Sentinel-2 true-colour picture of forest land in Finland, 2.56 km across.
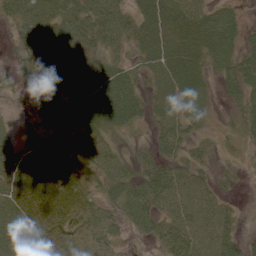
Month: June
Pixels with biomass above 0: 89%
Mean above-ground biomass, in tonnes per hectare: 55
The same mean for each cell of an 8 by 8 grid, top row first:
59 74 77 77 60 85 68 32
27 68 61 48 61 84 80 51
31 37 72 75 32 67 37 71
16 43 78 90 43 50 29 46
38 50 76 40 18 72 29 26
70 62 53 67 66 64 30 15
56 64 69 53 88 67 69 14
68 62 44 38 26 71 74 54
